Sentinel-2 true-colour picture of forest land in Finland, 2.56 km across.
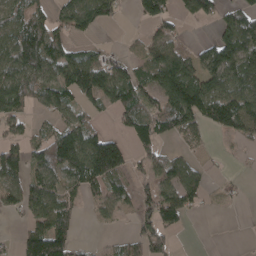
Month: April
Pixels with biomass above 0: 62%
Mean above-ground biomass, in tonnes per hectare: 75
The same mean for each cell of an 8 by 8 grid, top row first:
88 58 100 45 60 52 52 83
129 123 41 15 40 80 63 121
130 98 124 119 82 186 124 117
88 46 52 46 87 160 117 135
58 96 136 107 72 22 12 19
82 84 112 117 51 94 31 8
54 109 37 52 72 125 11 7
31 175 24 28 91 25 0 2
